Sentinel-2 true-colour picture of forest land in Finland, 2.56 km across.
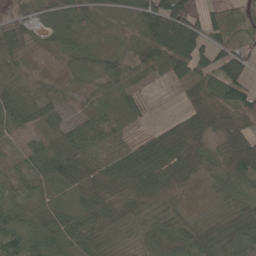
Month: May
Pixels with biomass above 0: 84%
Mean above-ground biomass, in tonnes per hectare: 45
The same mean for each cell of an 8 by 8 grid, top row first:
40 30 47 13 61 110 35 34
49 16 27 19 64 94 72 43
29 14 18 59 35 35 57 62
40 34 20 28 15 17 71 86
8 37 45 18 50 103 39 82
17 45 74 64 74 81 40 71
23 33 51 46 47 33 7 47
45 43 55 26 30 59 49 61
